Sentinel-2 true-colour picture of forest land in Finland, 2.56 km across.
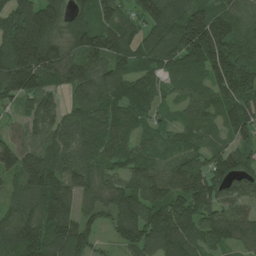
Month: June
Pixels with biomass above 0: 94%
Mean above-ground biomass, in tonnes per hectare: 134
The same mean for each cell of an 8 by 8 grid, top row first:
199 209 94 125 123 156 189 122
233 189 136 174 120 171 254 166
204 130 136 135 106 90 112 183
58 126 103 115 92 48 85 152
105 110 121 116 76 74 69 87
130 186 142 88 134 150 143 124
98 170 114 120 169 180 131 87
145 176 160 54 171 188 106 135
